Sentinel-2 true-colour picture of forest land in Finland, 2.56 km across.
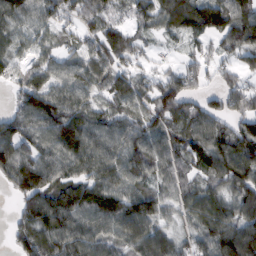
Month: February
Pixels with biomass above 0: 87%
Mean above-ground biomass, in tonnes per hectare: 79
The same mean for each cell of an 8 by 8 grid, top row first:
77 65 82 55 61 100 111 100
43 43 58 112 36 13 30 85
49 82 83 93 49 76 38 58
67 122 98 67 76 81 81 78
112 82 111 88 98 74 108 103
105 107 74 97 68 66 67 110
30 122 111 107 105 51 75 101
43 99 91 73 109 63 58 102
